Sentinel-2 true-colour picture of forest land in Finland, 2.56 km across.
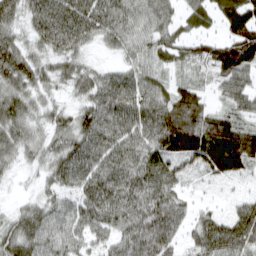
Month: March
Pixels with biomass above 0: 88%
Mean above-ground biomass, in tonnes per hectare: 58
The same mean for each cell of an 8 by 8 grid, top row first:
64 4 37 70 62 42 47 79
69 34 19 14 46 50 45 86
74 51 56 41 53 34 25 70
73 44 53 61 69 88 58 48
62 49 69 58 74 103 121 105
19 41 68 72 85 57 38 37
26 52 51 79 80 64 21 40
67 68 54 55 103 51 85 83
